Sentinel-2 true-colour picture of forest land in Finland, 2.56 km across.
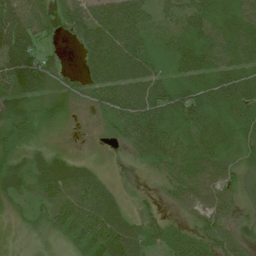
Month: July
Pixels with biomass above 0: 89%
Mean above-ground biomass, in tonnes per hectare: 47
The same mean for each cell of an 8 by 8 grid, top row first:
75 49 80 99 61 53 49 50
110 27 40 95 59 35 52 53
79 48 27 83 79 37 50 62
53 30 9 56 85 53 52 41
62 15 3 18 58 33 44 36
39 60 52 10 11 36 44 31
17 50 74 45 13 19 41 27
12 23 63 78 47 56 47 29
